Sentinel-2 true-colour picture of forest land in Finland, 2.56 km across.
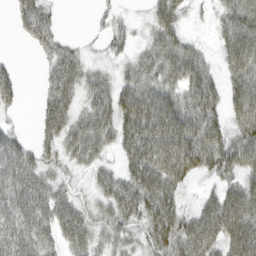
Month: March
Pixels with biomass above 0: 78%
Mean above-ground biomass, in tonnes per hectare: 56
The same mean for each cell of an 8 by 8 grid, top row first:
33 43 0 18 15 56 12 88
1 39 19 21 31 64 14 98
29 35 54 36 67 67 53 76
15 55 43 64 107 94 70 74
50 39 73 39 92 114 82 74
87 42 18 43 83 82 36 58
76 71 44 58 71 53 49 107
75 47 62 39 39 78 77 109
